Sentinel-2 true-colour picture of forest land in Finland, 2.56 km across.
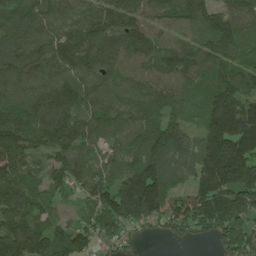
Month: June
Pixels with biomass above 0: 92%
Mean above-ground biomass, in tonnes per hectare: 130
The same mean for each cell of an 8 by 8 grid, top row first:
120 122 107 135 96 120 125 121
138 162 189 136 138 120 123 107
134 134 146 110 103 109 107 146
133 156 130 113 98 72 134 228
142 139 121 53 109 127 147 240
115 88 96 77 196 69 160 210
143 75 43 179 225 131 203 209
180 155 140 104 30 50 56 178
